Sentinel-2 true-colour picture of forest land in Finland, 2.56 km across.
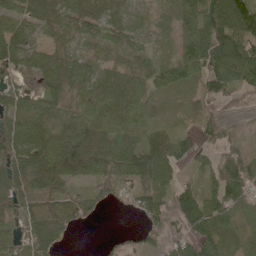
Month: May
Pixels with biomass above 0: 86%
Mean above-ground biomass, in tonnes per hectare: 68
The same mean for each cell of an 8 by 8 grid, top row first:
81 94 98 61 41 49 103 125
79 52 43 48 37 37 105 101
30 74 68 75 51 59 62 77
89 64 56 94 53 11 42 23
96 86 154 114 97 92 33 36
85 99 78 96 107 46 42 114
73 73 63 17 62 83 97 67
48 78 1 10 23 45 89 71
